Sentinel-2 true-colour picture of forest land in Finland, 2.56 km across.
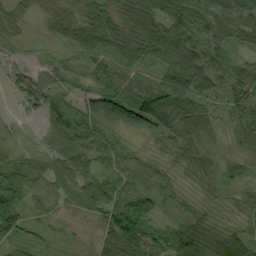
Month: September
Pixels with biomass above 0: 79%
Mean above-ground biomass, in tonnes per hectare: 47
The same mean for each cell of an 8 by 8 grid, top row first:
0 0 0 9 69 50 54 62
1 1 1 6 19 78 67 35
32 43 30 51 43 85 68 58
20 50 58 113 126 126 53 48
30 42 78 54 20 49 28 32
56 60 65 46 17 23 36 26
59 28 41 71 80 26 33 30
42 14 13 87 74 84 109 74
